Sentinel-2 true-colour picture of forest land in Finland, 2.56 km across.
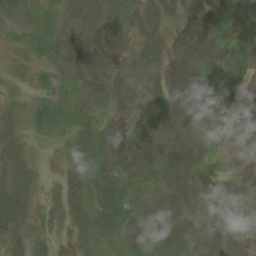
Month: August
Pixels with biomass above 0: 61%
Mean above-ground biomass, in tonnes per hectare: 17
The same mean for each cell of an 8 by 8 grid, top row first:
21 11 0 1 42 20 15 20
10 12 0 1 51 7 4 20
8 7 4 19 34 2 12 17
12 22 13 21 20 12 10 29
19 6 23 29 8 5 10 13
24 4 26 45 8 10 2 6
46 9 31 45 22 9 31 22
27 10 18 15 36 3 37 10
